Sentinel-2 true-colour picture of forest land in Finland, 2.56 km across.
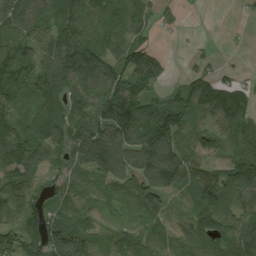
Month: August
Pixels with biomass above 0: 85%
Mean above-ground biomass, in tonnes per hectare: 88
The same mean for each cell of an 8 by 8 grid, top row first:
109 75 90 69 64 23 0 8
98 94 133 81 99 2 12 3
111 97 100 121 107 23 92 50
75 124 86 168 124 121 101 129
103 103 117 158 124 101 71 98
109 58 38 102 123 116 106 127
108 82 57 29 73 24 123 98
107 137 130 58 65 68 90 130
